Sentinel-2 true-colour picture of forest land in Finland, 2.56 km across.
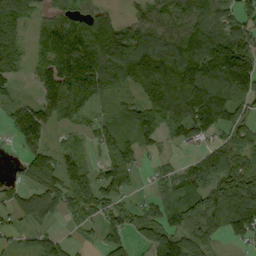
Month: September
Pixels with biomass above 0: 79%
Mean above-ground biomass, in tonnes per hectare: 102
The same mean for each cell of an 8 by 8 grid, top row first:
98 65 100 75 90 122 147 105
85 126 187 219 211 182 165 176
49 128 192 86 226 252 167 198
74 104 78 36 87 133 188 88
52 68 29 99 58 45 55 82
27 126 89 108 21 67 91 145
68 84 92 76 59 74 91 127
33 61 19 74 55 106 67 64
